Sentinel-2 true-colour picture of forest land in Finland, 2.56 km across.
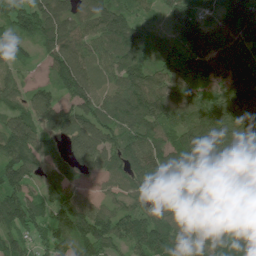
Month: June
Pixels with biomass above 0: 93%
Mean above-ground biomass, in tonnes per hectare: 100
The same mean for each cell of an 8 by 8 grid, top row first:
103 121 77 142 44 78 50 117
55 81 82 101 93 51 90 72
51 50 137 54 119 96 76 98
85 109 118 122 153 96 133 139
152 67 139 102 119 110 146 70
118 61 53 59 107 109 107 80
151 105 113 67 78 87 173 132
90 95 137 114 107 102 115 151
